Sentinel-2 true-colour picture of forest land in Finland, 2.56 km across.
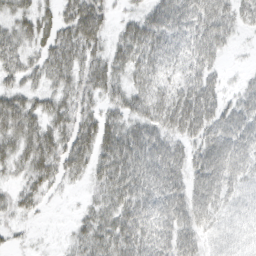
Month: March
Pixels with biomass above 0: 86%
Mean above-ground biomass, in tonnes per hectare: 50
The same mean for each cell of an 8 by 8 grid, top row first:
45 31 79 25 46 74 69 43
55 52 67 41 76 53 61 7
36 42 49 52 52 44 45 11
75 50 51 36 53 76 62 54
59 66 62 65 72 46 61 67
25 52 32 63 68 58 76 49
34 10 13 55 66 69 57 39
11 3 32 67 67 62 33 33
